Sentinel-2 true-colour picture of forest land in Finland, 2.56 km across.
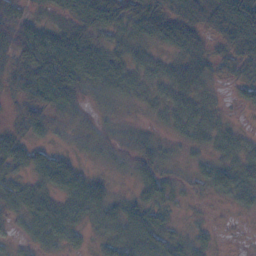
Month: November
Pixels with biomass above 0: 80%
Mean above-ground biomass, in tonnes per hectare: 27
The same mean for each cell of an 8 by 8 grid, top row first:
34 9 31 54 54 40 50 108
42 62 55 25 22 32 16 39
22 61 50 46 21 27 21 17
10 33 16 12 9 26 13 5
34 16 9 13 31 11 15 18
20 41 32 11 28 10 29 34
25 41 30 32 32 9 4 14
11 22 13 28 38 22 10 1
